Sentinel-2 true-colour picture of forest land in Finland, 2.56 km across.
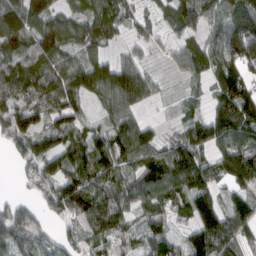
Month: March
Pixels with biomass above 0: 85%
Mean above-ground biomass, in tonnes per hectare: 89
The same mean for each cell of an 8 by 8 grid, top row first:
137 104 75 96 44 81 100 80
106 121 77 34 40 47 77 128
84 95 97 138 102 18 67 136
119 84 53 86 39 17 64 195
81 90 79 103 102 76 106 124
17 104 109 94 113 133 97 139
61 58 99 120 82 87 115 96
90 60 59 89 66 57 151 90
